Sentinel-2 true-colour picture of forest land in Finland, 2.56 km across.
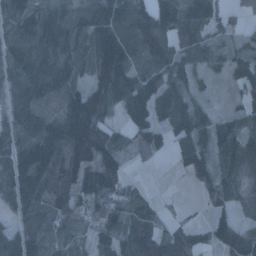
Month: January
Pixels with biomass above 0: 81%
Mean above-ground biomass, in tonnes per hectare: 79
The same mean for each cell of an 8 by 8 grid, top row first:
88 93 83 113 97 112 78 25
90 116 70 157 93 85 64 52
81 125 48 135 87 75 27 59
67 70 128 63 89 103 42 50
88 164 146 67 58 46 108 126
117 114 111 76 4 10 78 66
67 63 45 102 60 8 32 34
92 85 26 66 87 71 56 91
